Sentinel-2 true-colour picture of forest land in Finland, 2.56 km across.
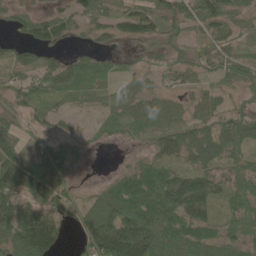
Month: June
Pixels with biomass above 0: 82%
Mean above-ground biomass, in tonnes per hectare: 62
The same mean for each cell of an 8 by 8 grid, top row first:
39 52 58 60 92 66 83 51
40 50 10 17 22 32 48 39
55 69 66 34 31 43 37 57
34 37 13 37 63 45 60 54
58 37 23 16 17 67 89 66
101 92 9 26 81 80 76 49
98 83 45 114 104 117 85 55
123 125 45 184 162 85 78 64
